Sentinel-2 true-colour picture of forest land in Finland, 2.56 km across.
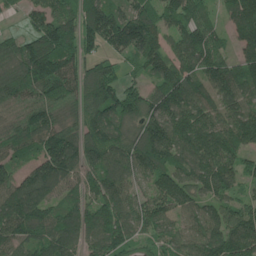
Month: June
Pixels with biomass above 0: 92%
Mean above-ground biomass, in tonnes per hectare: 118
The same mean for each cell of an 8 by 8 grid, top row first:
19 100 117 120 100 108 69 161
98 170 127 79 144 88 142 95
166 172 118 104 69 154 134 141
91 123 96 134 139 140 110 123
105 136 132 136 145 137 147 121
89 156 102 138 84 125 136 87
159 105 97 149 99 100 93 103
108 115 115 145 66 90 144 168
